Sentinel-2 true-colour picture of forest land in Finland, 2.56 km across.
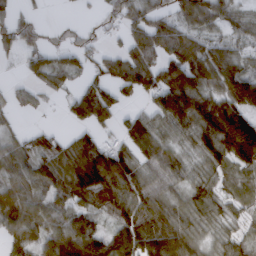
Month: March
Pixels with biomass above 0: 78%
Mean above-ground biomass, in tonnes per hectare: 86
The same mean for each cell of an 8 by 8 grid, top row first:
43 5 5 36 88 70 88 33
63 50 55 26 124 125 79 43
18 73 35 92 116 141 106 131
32 10 96 80 49 135 155 130
61 66 104 48 102 45 124 209
104 111 160 174 78 54 57 63
157 92 83 89 107 67 78 41
88 117 162 105 142 152 48 62
